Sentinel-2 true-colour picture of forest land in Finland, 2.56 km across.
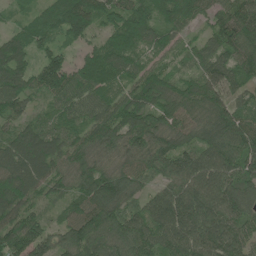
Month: June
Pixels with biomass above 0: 96%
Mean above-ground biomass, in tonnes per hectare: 101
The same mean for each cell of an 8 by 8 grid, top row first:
33 103 164 101 115 123 68 115
92 67 50 118 85 54 72 119
116 121 101 110 103 79 100 77
78 55 90 95 110 106 95 83
106 111 84 91 100 102 119 138
120 96 95 97 70 117 135 113
112 41 102 133 94 162 140 98
120 85 125 96 123 141 131 102
